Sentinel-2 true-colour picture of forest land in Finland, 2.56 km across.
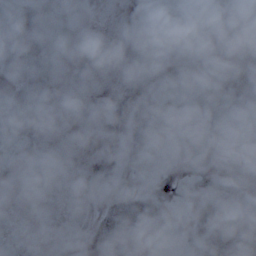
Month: October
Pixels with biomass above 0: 67%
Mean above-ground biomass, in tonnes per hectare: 25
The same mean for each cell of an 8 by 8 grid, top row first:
45 32 5 3 24 31 6 12
36 27 20 10 23 31 7 11
22 35 6 8 53 9 13 14
19 16 7 41 63 36 27 7
28 8 5 25 48 23 34 6
25 31 22 45 14 45 36 4
14 26 22 55 72 36 12 16
36 30 27 42 27 12 38 69
